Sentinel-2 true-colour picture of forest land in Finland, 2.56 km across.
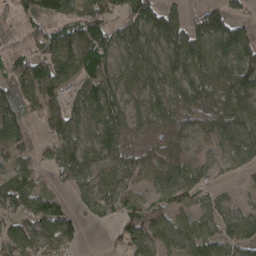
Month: April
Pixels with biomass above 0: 82%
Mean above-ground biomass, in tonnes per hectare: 80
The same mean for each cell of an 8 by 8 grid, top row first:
71 102 102 84 160 74 106 39
72 98 124 102 124 141 121 127
131 134 83 98 99 109 118 127
103 75 80 122 85 97 77 93
78 45 76 103 39 66 36 81
70 25 72 59 54 67 33 18
72 91 40 61 68 57 21 28
83 92 32 16 88 74 66 59
